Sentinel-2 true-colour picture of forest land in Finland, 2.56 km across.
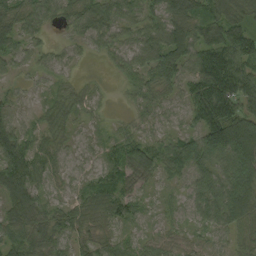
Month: August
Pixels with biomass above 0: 92%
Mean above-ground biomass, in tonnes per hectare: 54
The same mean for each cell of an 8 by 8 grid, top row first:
46 39 50 60 63 72 56 53
55 25 22 42 72 79 93 92
22 22 13 10 44 49 139 103
34 32 29 5 35 25 122 94
79 35 21 31 53 60 127 162
105 40 24 44 48 37 77 115
73 41 38 50 27 21 72 88
56 46 32 33 32 36 31 25
